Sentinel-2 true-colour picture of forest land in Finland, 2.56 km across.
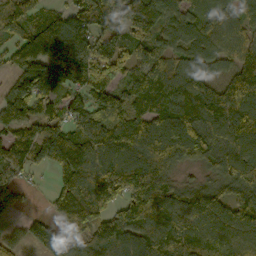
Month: October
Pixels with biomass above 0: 88%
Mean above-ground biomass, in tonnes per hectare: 122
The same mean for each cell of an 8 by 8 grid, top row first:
96 67 143 180 177 93 55 55
89 186 99 118 92 79 77 88
81 142 105 124 149 117 90 134
148 92 138 130 105 126 157 133
144 228 223 159 138 143 137 120
75 34 169 162 154 50 53 128
32 53 200 134 190 126 135 116
41 155 153 182 124 157 131 99
